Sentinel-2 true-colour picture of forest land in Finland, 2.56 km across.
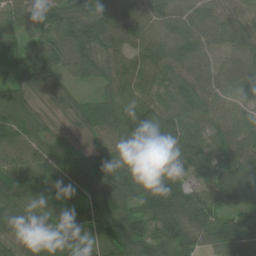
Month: July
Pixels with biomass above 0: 97%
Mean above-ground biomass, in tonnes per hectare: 89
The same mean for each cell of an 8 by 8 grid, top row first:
74 74 98 108 66 86 66 57
64 95 103 90 90 89 60 71
64 92 66 86 87 85 77 91
111 49 80 92 104 81 69 66
88 76 51 87 107 106 64 93
107 94 73 107 118 85 77 107
104 100 70 84 115 137 112 105
81 105 98 134 106 105 75 147
